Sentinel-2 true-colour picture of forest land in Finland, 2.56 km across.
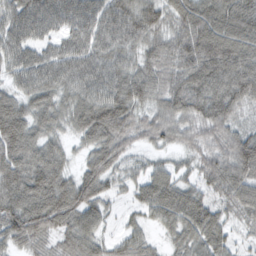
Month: February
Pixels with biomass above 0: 95%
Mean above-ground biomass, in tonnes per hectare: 71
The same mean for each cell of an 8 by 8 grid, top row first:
71 78 79 74 79 65 94 114
65 45 72 69 61 76 114 105
48 69 77 76 79 74 102 113
84 66 82 110 49 79 82 46
106 64 35 80 34 40 50 81
100 101 61 56 52 51 55 87
95 107 91 23 47 89 60 60
65 47 71 33 40 45 70 30
